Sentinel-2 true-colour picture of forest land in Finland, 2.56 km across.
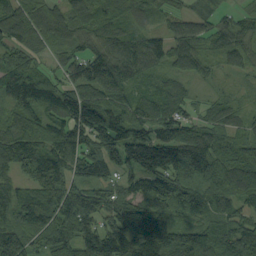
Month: September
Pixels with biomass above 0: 92%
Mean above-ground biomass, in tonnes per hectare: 101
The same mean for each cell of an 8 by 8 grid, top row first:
111 90 93 94 63 51 39 37
82 65 82 118 83 72 53 55
126 92 112 143 55 54 33 15
88 104 180 114 71 80 43 41
143 113 130 143 177 157 122 72
70 131 95 85 153 132 119 153
113 132 147 115 106 94 85 64
69 103 147 167 194 178 124 117
